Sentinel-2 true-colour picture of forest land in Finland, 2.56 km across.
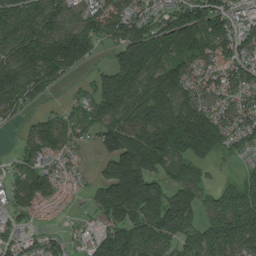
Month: July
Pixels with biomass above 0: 86%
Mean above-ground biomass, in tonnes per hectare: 125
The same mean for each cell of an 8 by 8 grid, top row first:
161 150 97 120 94 133 161 85
186 234 211 82 196 148 123 102
175 159 31 105 133 157 91 98
69 42 80 130 158 177 146 88
30 121 50 123 202 202 256 67
72 114 31 172 208 118 41 57
76 54 14 173 212 216 107 203
65 77 25 149 145 135 168 165
